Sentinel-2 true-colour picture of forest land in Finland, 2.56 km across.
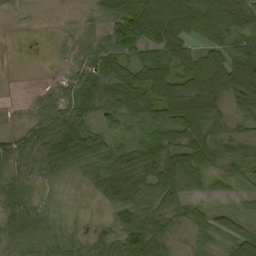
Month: September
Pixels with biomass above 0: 83%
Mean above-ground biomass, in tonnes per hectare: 56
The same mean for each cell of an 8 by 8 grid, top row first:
4 1 9 92 127 129 132 79
0 3 21 76 77 74 67 80
0 6 35 71 78 87 114 121
2 46 54 49 66 125 101 46
33 63 83 34 59 75 88 55
31 30 21 62 79 86 47 32
32 18 6 50 82 64 27 19
29 36 26 78 138 24 39 74
